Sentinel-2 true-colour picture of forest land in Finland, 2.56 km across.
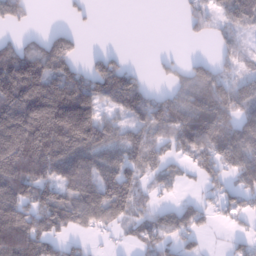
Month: January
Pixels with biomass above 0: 67%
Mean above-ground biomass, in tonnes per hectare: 114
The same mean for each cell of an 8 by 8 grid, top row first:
65 0 17 0 0 5 68 163
103 156 37 14 0 3 6 60
275 209 153 200 40 55 152 91
257 241 262 88 146 169 209 146
261 248 215 128 145 98 191 175
210 135 249 158 84 50 56 115
149 148 170 166 71 59 50 51
195 107 35 17 63 63 9 38
